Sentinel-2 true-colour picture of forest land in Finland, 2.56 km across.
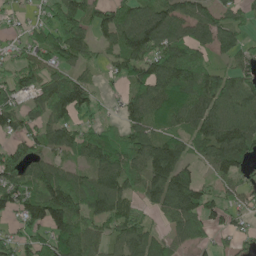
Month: June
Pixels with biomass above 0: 80%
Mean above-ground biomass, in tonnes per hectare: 87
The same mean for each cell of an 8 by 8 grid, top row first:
24 65 118 91 103 100 83 58
40 107 103 64 136 88 73 76
91 72 67 26 85 106 91 100
86 94 103 17 99 91 125 122
60 77 88 79 95 79 115 136
106 106 62 111 93 129 34 69
101 160 110 120 48 114 102 54
79 84 112 64 96 69 40 40
